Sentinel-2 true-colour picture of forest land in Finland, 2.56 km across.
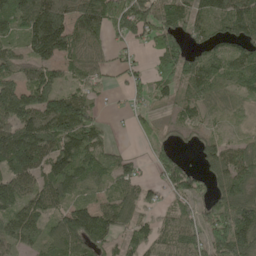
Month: May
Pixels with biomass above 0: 81%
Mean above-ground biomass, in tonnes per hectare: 96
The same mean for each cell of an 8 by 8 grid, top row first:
126 192 130 145 134 108 114 163
51 177 93 46 34 109 82 80
101 102 57 21 43 96 132 90
148 166 141 11 33 34 41 28
193 156 150 45 13 30 51 57
134 126 121 90 42 114 58 130
110 93 85 103 68 87 82 167
97 90 132 72 85 123 91 143
